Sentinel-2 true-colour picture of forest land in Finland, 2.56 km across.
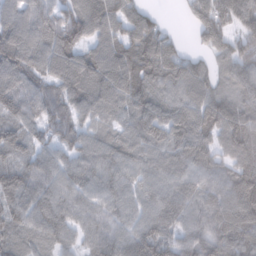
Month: February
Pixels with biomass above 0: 94%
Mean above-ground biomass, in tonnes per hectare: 98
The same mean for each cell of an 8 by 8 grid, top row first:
101 94 125 112 82 6 138 126
134 121 87 91 122 67 76 89
102 98 121 120 113 128 87 89
92 81 87 97 119 112 134 100
93 63 87 84 98 101 90 114
104 89 101 98 91 98 89 113
85 104 77 83 81 107 93 123
62 74 60 106 140 97 102 107
